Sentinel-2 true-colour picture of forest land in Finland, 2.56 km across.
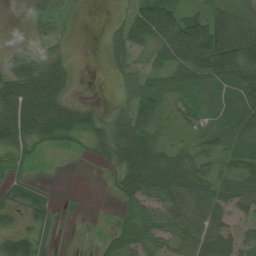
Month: July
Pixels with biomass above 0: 71%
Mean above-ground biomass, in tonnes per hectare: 45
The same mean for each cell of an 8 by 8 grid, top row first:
1 39 10 7 70 61 63 54
11 18 0 28 39 71 104 107
83 88 8 10 42 39 49 69
119 124 63 22 63 21 29 59
69 38 18 66 76 28 41 39
20 1 0 20 105 82 41 44
38 30 1 3 48 66 69 41
72 12 0 27 52 42 80 59
